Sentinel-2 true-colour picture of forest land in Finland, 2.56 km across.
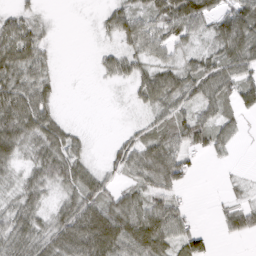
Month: March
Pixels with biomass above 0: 72%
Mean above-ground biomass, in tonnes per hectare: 50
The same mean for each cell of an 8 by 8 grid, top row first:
35 10 0 47 61 88 68 82
87 27 0 22 53 41 30 90
78 42 0 27 61 69 79 69
101 58 0 1 25 61 46 41
73 78 28 15 55 64 55 14
30 68 69 27 60 73 0 12
52 38 86 73 62 43 2 42
72 65 99 111 101 59 26 19
